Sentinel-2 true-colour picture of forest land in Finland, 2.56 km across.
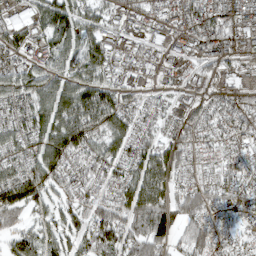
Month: March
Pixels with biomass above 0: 86%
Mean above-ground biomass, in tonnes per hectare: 68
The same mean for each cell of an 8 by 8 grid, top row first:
64 88 80 52 47 61 75 90
54 71 90 59 46 35 68 53
68 82 93 47 26 25 31 53
66 113 121 100 47 33 56 66
66 108 83 78 69 73 38 49
82 92 56 63 105 58 38 66
96 54 63 83 123 83 65 67
58 66 72 82 104 49 74 32
